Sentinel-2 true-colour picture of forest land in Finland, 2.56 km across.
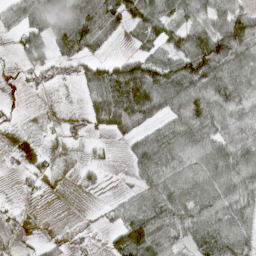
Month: March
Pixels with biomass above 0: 63%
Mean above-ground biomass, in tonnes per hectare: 55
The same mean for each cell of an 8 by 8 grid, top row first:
49 76 114 96 86 51 60 78
28 74 80 14 40 67 97 84
6 25 44 128 148 113 95 77
8 0 14 111 102 67 80 58
1 13 9 12 61 85 80 72
9 17 9 2 49 78 86 68
7 0 2 21 75 82 80 65
2 10 6 35 96 49 92 78
